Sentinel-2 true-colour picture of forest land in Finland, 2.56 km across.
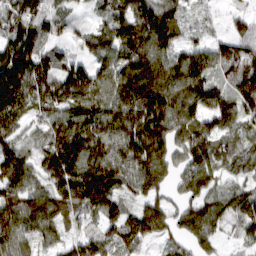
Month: March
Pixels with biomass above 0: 90%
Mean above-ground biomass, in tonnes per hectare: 99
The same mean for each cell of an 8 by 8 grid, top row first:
92 97 33 88 137 83 17 40
146 58 34 102 156 96 76 88
148 112 122 107 166 129 97 118
109 83 149 126 153 122 107 111
75 94 146 136 157 82 116 66
124 98 152 133 124 58 110 45
118 113 111 85 83 55 107 92
94 60 72 67 78 49 70 37
